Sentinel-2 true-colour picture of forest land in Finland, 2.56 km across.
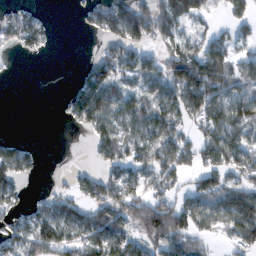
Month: February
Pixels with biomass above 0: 63%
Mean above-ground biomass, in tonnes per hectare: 71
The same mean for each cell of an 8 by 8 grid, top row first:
56 11 15 109 109 118 42 56
41 24 0 67 62 84 87 42
2 0 44 92 84 121 158 82
0 0 100 93 85 94 119 99
43 0 1 107 96 99 106 92
81 2 38 67 81 74 93 73
46 62 69 105 114 106 91 144
73 106 85 104 89 107 32 71
